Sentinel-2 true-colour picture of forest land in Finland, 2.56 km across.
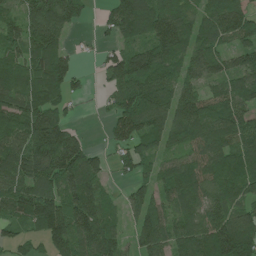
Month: July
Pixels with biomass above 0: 84%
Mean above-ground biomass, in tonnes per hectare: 111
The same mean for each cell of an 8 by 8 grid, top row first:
60 170 68 82 168 145 119 142
87 126 13 43 88 167 119 85
123 144 35 82 144 112 88 103
140 127 11 73 195 150 120 111
101 189 99 55 106 83 127 106
111 128 172 37 70 135 113 130
90 174 149 45 131 103 117 80
59 115 129 120 122 118 160 214
